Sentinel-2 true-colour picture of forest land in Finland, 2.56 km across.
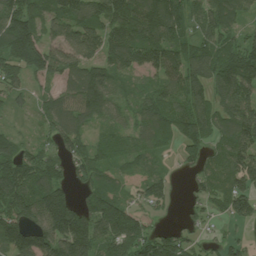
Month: July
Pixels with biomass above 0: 86%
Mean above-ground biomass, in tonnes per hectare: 107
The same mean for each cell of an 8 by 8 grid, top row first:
156 111 125 151 158 127 115 78
182 115 148 131 159 106 95 121
88 67 135 88 45 119 99 161
29 88 119 69 86 111 96 159
58 60 72 76 73 85 87 145
131 119 59 68 93 20 87 139
138 183 118 129 83 15 58 101
155 164 206 136 153 108 34 47
